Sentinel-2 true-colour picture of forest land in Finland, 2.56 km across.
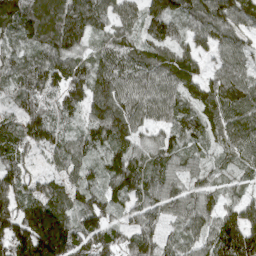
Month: April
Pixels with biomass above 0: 95%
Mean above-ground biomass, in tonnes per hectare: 109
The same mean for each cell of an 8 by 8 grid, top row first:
141 149 149 94 100 108 125 124
81 116 92 101 87 101 68 77
99 141 125 137 107 114 85 93
81 119 76 156 96 93 99 95
90 101 80 111 74 79 68 100
116 67 77 96 112 90 55 50
141 180 107 81 88 94 101 107
203 306 138 111 135 76 102 207
